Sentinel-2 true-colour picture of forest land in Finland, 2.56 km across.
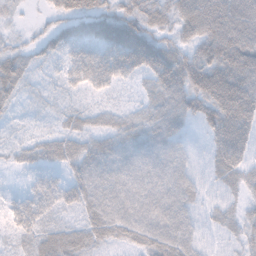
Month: November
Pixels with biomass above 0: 93%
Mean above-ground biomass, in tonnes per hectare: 41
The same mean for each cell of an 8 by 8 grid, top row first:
10 16 60 49 55 55 90 90
24 30 43 60 79 44 70 93
37 9 35 39 29 69 84 92
8 6 18 18 31 54 69 93
13 34 32 38 48 36 30 66
7 22 36 41 42 43 21 42
25 31 32 45 45 44 20 26
17 41 43 33 44 52 13 28
